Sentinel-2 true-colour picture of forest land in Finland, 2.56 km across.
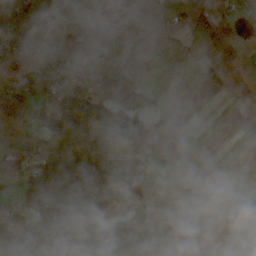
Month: October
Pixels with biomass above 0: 44%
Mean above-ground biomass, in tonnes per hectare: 59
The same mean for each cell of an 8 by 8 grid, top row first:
88 105 12 1 2 7 6 52
46 17 32 70 1 0 1 26
46 63 55 184 28 1 13 1
1 58 172 145 76 9 1 0
10 105 131 125 82 3 1 0
29 155 169 166 65 5 16 46
59 160 144 90 55 4 5 77
64 175 148 107 108 1 56 65
